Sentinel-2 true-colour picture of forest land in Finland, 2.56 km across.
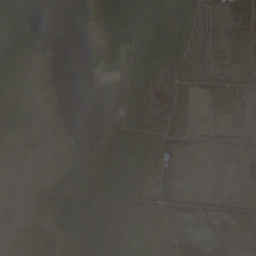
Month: October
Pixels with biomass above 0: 48%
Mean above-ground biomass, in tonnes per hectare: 27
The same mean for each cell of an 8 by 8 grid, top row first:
89 0 14 101 87 44 7 1
70 9 17 65 71 51 2 17
14 3 3 28 50 9 3 10
23 3 0 22 44 17 3 3
1 0 30 31 57 9 2 7
0 6 88 118 29 9 1 2
0 41 115 94 9 12 1 5
0 5 73 66 3 14 3 3
